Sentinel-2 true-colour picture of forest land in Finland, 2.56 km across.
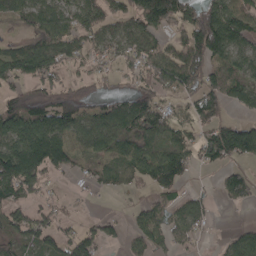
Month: April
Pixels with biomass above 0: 70%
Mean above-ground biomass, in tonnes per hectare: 85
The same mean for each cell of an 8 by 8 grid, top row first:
72 101 96 98 143 121 126 121
54 112 80 69 84 76 186 84
81 98 47 33 71 116 109 92
130 123 111 93 136 63 86 34
128 175 70 109 103 88 111 167
164 81 40 57 70 90 9 71
71 55 8 6 44 67 48 24
96 78 98 41 74 67 13 65
